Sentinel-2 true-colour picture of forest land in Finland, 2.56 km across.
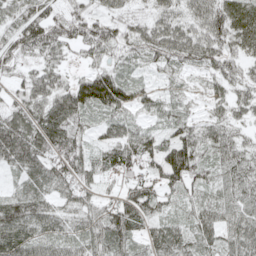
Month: May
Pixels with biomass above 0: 91%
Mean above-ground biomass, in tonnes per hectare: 61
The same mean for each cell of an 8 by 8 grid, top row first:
55 76 63 48 37 53 78 84
70 70 39 58 61 80 74 59
35 74 48 80 21 23 34 47
61 88 76 58 33 36 28 36
131 98 66 60 66 71 60 48
34 82 72 44 57 83 43 65
90 63 59 61 70 27 57 61
93 65 57 82 45 76 53 79
